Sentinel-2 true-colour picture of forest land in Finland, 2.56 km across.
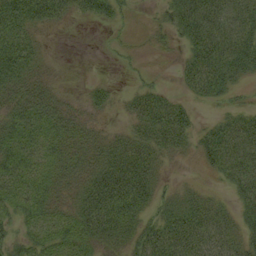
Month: September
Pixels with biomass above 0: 72%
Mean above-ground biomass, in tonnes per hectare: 28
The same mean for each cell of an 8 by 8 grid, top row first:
48 40 15 24 3 35 45 30
43 5 0 5 5 10 46 41
36 17 2 5 8 9 46 17
31 45 18 11 40 40 3 22
40 39 30 26 38 30 33 36
40 37 30 50 44 4 7 34
34 31 37 58 33 35 27 21
21 36 44 31 41 51 37 21
